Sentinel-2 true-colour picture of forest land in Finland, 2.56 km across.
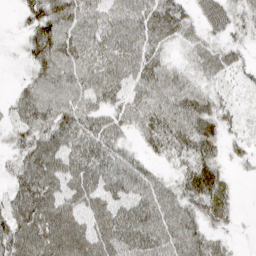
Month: April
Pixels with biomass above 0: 88%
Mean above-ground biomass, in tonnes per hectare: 54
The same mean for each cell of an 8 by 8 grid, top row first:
13 85 72 50 74 67 54 34
9 106 66 55 60 24 45 30
11 67 62 63 64 52 32 19
40 67 63 44 65 72 66 18
39 76 55 48 32 60 66 21
52 81 66 56 47 36 74 7
79 89 61 57 63 57 57 10
85 91 83 61 62 65 48 7
